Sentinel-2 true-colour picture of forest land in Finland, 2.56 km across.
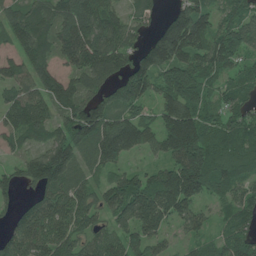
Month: June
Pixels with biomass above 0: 88%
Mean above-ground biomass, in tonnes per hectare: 109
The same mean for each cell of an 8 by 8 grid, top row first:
104 113 138 107 62 97 86 97
86 78 138 114 85 153 117 109
89 98 93 92 155 183 90 79
113 95 131 130 66 144 94 81
52 117 129 144 84 184 176 126
60 179 81 73 76 187 203 119
53 120 117 104 155 141 42 84
114 127 87 92 116 27 64 103
